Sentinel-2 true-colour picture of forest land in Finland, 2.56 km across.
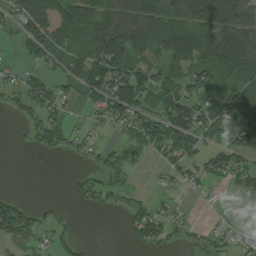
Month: July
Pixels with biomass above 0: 62%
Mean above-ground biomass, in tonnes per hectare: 67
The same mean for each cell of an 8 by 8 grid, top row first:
69 158 128 103 141 87 146 142
18 79 52 186 107 121 142 135
40 54 94 153 102 77 73 87
31 69 27 97 76 122 95 102
6 56 29 27 89 97 42 63
0 3 23 46 8 45 59 63
89 18 12 23 45 22 10 9
66 38 17 0 73 27 20 30
